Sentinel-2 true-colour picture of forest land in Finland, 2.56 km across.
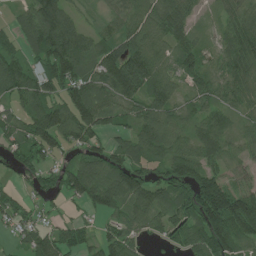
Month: July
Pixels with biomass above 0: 85%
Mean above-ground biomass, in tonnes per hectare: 86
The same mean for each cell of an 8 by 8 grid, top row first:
37 143 36 36 103 109 17 78
45 136 126 94 120 88 29 108
103 111 119 147 135 66 72 82
57 129 125 79 80 72 72 54
74 111 81 56 100 75 111 50
37 56 120 122 84 104 103 41
59 24 34 84 96 104 180 172
29 92 64 79 37 48 127 112
